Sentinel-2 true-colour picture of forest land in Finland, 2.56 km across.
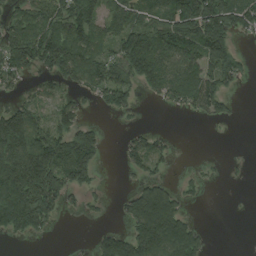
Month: August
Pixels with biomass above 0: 57%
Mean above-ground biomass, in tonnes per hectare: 78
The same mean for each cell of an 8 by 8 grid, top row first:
62 102 144 98 87 148 177 118
134 138 122 81 158 123 133 16
58 49 80 113 109 107 99 46
84 42 49 38 4 22 57 7
175 139 141 1 58 14 0 0
199 179 105 0 45 10 11 5
193 118 26 11 175 107 2 1
22 11 1 86 147 167 25 0
